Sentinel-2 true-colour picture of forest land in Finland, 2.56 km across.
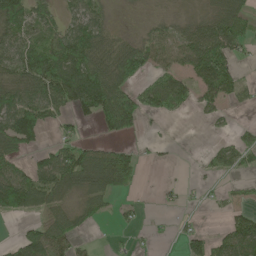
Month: May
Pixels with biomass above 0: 56%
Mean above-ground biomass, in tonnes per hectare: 55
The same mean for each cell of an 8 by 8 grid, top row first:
99 54 74 16 5 12 39 57
83 84 131 73 62 66 101 38
80 125 151 114 43 58 86 36
128 79 61 143 71 28 31 11
102 21 56 30 9 4 9 43
80 93 94 102 11 2 14 22
108 61 40 22 11 12 11 22
34 100 28 5 9 17 47 87
